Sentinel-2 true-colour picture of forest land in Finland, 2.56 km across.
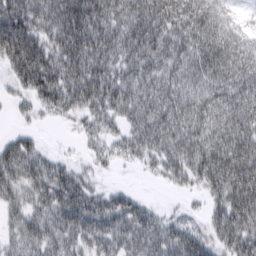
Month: March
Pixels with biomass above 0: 88%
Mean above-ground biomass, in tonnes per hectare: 74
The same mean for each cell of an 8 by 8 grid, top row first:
112 96 129 95 102 107 101 25
121 91 112 90 93 79 103 82
55 108 95 84 73 74 80 94
20 37 56 59 76 94 79 95
54 9 17 42 65 82 90 108
77 77 46 9 14 52 88 112
54 76 98 77 43 14 39 103
47 71 75 78 85 86 66 95
